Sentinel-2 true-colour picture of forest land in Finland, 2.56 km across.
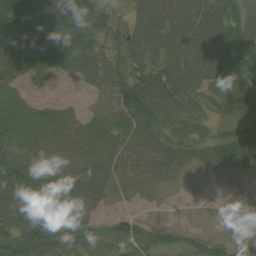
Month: August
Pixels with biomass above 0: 85%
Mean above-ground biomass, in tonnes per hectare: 62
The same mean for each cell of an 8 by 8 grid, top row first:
93 91 89 39 80 102 112 69
91 76 72 49 89 90 108 104
48 19 28 60 83 92 84 90
48 32 18 41 98 83 51 61
66 38 43 56 66 74 63 78
91 51 69 53 59 35 19 26
115 66 70 16 17 6 7 6
76 90 62 54 65 58 59 13
